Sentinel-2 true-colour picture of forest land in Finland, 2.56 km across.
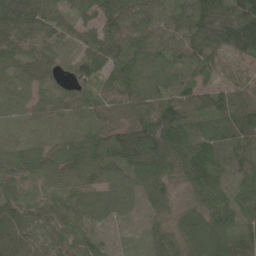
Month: May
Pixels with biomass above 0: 95%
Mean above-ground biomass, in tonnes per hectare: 83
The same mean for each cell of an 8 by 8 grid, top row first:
166 90 59 116 76 85 138 159
97 61 62 103 90 74 96 137
71 46 74 86 91 79 42 46
50 46 47 71 81 108 90 114
50 57 93 110 152 137 79 90
71 80 127 90 103 67 97 54
82 41 74 76 42 49 97 77
93 56 47 13 27 59 133 112
